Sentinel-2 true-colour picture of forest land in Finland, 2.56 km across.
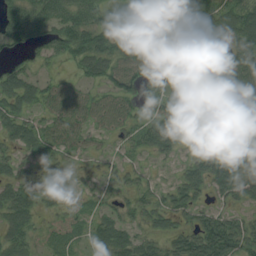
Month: August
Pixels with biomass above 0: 78%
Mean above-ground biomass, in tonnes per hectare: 48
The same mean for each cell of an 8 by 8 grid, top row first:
50 64 66 47 41 35 41 70
31 46 68 53 65 32 36 67
54 24 33 67 69 35 43 55
55 42 59 88 42 79 58 64
41 40 28 17 40 46 82 96
33 10 17 18 26 22 59 95
63 23 25 26 43 49 37 35
48 36 28 59 38 49 96 83
